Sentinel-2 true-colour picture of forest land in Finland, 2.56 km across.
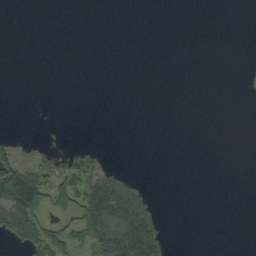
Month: September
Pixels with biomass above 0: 17%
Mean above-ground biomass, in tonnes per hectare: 18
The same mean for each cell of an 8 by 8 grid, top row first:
0 0 0 0 0 0 0 0
0 0 0 0 0 0 0 0
0 0 0 0 0 0 0 2
0 0 0 0 0 0 0 0
21 8 7 0 0 0 0 0
111 58 66 46 2 0 0 0
93 49 79 133 64 0 0 0
29 76 40 112 130 2 0 0
